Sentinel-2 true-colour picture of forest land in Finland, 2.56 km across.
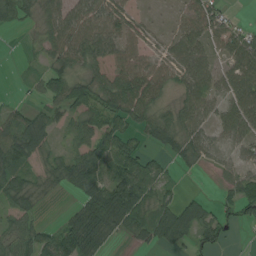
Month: August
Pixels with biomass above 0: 76%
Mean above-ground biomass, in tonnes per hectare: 47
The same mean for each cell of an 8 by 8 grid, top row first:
66 40 69 74 16 21 60 7
0 42 72 58 40 48 42 61
3 42 41 49 70 36 52 69
39 38 46 54 48 39 45 69
88 33 48 60 29 51 41 41
55 41 71 85 71 12 4 38
56 13 48 111 66 44 24 50
59 51 119 23 33 53 47 4
